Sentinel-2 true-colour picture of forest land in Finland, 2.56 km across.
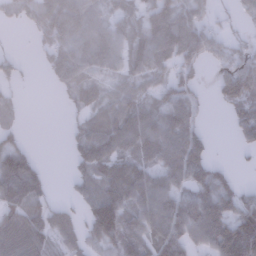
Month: January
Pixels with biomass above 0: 71%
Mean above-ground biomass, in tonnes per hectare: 65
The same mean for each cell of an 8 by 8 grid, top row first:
34 110 99 56 72 86 37 34
3 53 82 84 98 116 77 45
22 24 79 38 54 48 14 164
23 0 34 63 70 70 12 68
38 0 61 86 75 82 37 35
150 26 42 64 70 58 71 12
86 55 40 131 81 77 95 79
97 61 50 76 77 94 76 176
